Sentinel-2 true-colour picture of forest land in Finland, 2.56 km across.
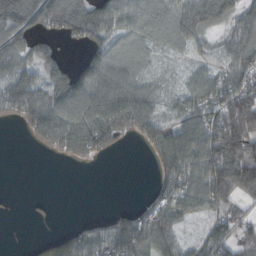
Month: October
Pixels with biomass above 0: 71%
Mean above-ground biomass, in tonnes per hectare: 71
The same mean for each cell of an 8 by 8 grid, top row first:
170 115 119 95 53 66 106 72
88 53 38 58 35 30 37 87
95 95 91 86 40 16 70 91
69 116 124 148 96 51 93 178
0 80 129 77 36 126 136 185
0 0 0 0 0 100 119 139
2 7 0 12 40 80 64 40
0 37 76 102 98 55 68 76
